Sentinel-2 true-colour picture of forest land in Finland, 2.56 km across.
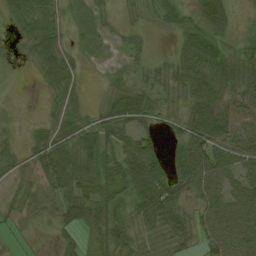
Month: August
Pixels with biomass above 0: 78%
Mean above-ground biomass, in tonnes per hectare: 41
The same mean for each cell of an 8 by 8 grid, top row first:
39 35 15 11 21 27 78 9
5 37 15 12 16 23 62 37
2 22 16 23 28 45 68 61
2 10 23 53 56 22 69 49
17 59 64 53 61 31 73 49
26 69 65 49 100 62 74 48
26 32 69 59 73 58 51 64
10 4 35 65 46 52 43 62
